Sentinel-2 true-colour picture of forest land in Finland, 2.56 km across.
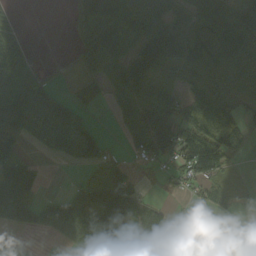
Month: September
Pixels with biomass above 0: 67%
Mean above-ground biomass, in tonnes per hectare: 66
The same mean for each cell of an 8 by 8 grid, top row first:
20 0 59 129 140 89 93 83
33 0 49 127 111 110 95 91
73 39 26 49 96 30 69 31
130 113 52 9 57 71 87 41
76 76 121 14 62 108 140 39
133 8 14 82 14 38 80 11
142 63 123 166 70 9 26 13
26 9 67 126 105 82 10 1
